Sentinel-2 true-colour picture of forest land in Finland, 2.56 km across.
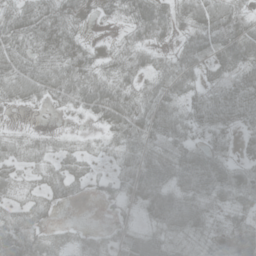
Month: May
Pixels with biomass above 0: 82%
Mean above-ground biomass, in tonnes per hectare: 45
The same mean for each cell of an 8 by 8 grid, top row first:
56 62 27 21 82 60 67 52
56 53 40 23 44 34 53 78
64 65 69 55 38 58 33 55
11 10 33 88 67 46 59 59
31 26 18 31 54 46 39 21
30 36 36 27 71 57 77 45
28 27 3 11 40 70 41 36
72 43 25 27 54 37 30 43
